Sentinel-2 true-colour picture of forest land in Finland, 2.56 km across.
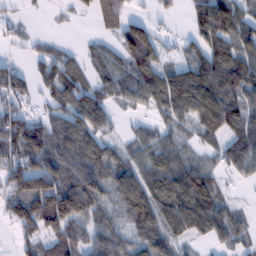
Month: February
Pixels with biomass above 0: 76%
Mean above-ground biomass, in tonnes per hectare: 76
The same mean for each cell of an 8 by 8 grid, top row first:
16 9 15 48 30 18 118 76
19 30 23 43 138 25 97 86
64 66 58 77 103 130 131 111
70 43 101 47 33 97 133 94
138 104 108 49 66 53 40 86
105 145 116 93 95 119 54 36
80 159 136 51 124 139 109 23
32 67 73 84 83 69 47 45
